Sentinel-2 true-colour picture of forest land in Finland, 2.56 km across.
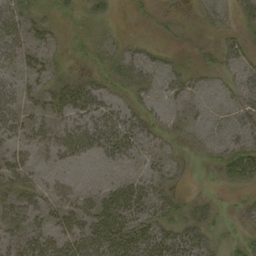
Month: September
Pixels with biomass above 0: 61%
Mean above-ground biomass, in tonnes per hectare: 20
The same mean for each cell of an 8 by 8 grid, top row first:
31 19 17 13 5 4 11 10
27 20 12 22 13 7 7 16
19 19 21 22 20 19 11 19
28 24 29 24 18 13 12 17
19 23 32 41 25 6 14 25
24 11 8 17 21 10 3 31
32 21 25 42 36 24 11 6
19 30 37 48 43 34 17 14
